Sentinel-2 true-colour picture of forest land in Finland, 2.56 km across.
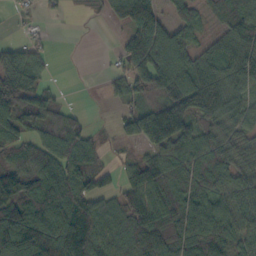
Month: October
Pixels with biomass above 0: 79%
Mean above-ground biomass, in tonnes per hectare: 80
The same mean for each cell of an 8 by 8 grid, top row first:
19 19 6 58 121 39 27 74
47 23 0 9 135 97 43 73
116 29 1 40 113 132 109 99
118 84 19 9 99 141 138 70
76 87 93 13 90 124 76 70
108 119 92 26 106 88 89 72
110 163 108 58 92 101 90 77
135 161 146 76 122 103 100 71
